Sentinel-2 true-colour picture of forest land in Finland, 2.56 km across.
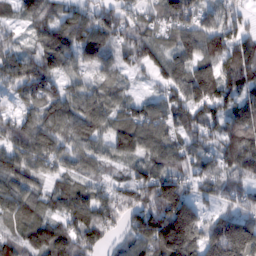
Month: February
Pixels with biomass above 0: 93%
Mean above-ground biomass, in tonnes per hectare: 85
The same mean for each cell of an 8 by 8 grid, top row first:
41 80 86 72 52 96 45 48
48 98 107 76 93 73 90 107
78 80 55 55 16 92 132 116
51 95 100 75 74 88 91 106
99 94 67 81 103 72 54 134
86 56 67 36 79 85 72 77
91 50 103 94 97 171 42 64
66 119 121 41 99 190 123 176
